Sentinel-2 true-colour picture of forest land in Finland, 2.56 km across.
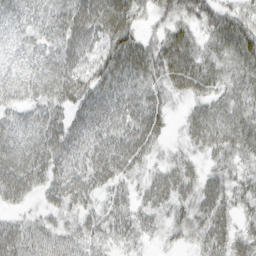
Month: March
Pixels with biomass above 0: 89%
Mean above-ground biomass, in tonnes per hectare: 41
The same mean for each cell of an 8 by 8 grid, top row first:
39 48 70 79 26 37 39 38
29 41 59 56 52 56 27 54
33 48 50 60 52 47 40 35
31 45 45 57 60 11 34 39
55 61 46 56 47 12 35 45
68 46 45 45 22 34 29 30
19 26 31 33 26 33 46 27
58 44 37 29 20 21 43 36
